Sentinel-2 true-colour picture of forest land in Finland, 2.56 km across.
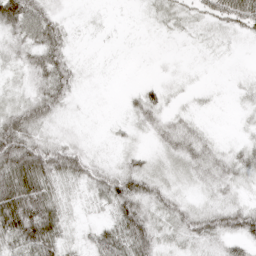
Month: April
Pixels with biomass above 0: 77%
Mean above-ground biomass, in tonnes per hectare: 26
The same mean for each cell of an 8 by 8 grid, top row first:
61 36 3 3 5 18 35 73
21 49 4 2 1 3 7 5
10 42 13 1 6 6 2 7
43 38 4 2 32 13 5 6
67 39 18 8 6 36 25 14
72 54 37 37 50 17 28 24
80 52 8 36 40 30 26 40
48 54 13 43 52 21 28 31
